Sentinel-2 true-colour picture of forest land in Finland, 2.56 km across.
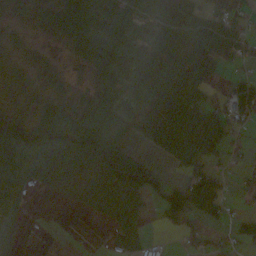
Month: October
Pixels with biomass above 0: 71%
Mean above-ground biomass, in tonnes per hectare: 53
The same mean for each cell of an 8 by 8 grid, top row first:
25 42 97 68 60 62 60 40
13 11 54 72 71 88 78 54
7 22 20 62 68 94 59 45
25 65 89 76 45 106 100 60
72 73 108 92 25 90 111 21
67 56 33 104 94 18 83 19
44 0 9 47 44 108 71 9
24 2 0 28 26 10 35 44
